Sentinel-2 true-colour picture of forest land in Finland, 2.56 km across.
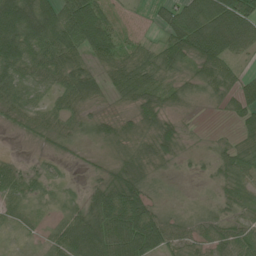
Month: July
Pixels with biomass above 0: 80%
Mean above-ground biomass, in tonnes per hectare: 51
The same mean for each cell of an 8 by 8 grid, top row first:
106 88 121 32 10 73 100 115
97 93 88 76 27 78 101 53
56 42 97 65 80 31 43 34
35 34 34 14 49 21 5 46
1 11 17 28 25 37 7 47
33 29 6 50 44 8 9 56
29 16 50 120 73 8 11 35
13 32 131 121 111 42 45 61
